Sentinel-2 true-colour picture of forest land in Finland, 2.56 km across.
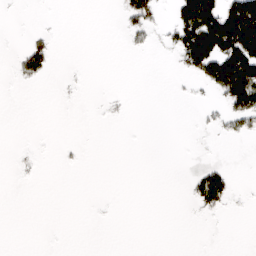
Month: March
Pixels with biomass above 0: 15%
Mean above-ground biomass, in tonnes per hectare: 19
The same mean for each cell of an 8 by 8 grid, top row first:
1 1 0 0 59 43 142 166
5 33 0 0 12 46 149 157
9 10 2 0 0 2 63 155
0 0 0 3 0 0 7 63
1 0 3 0 0 0 1 3
2 0 0 0 0 0 57 2
0 0 0 1 0 0 29 2
0 0 0 0 0 0 0 0
